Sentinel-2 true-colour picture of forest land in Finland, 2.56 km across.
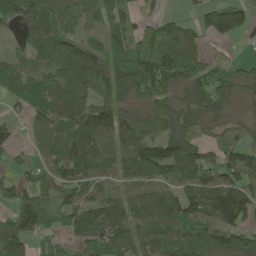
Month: May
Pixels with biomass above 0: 78%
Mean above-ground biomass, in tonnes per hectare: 73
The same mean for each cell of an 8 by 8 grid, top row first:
103 105 55 74 29 24 86 98
32 81 72 61 60 100 23 8
68 58 95 108 106 87 98 53
21 81 89 96 54 69 89 21
33 50 104 70 110 117 44 63
34 49 85 52 78 73 76 93
86 100 90 89 89 91 112 134
102 29 44 76 65 64 95 79
